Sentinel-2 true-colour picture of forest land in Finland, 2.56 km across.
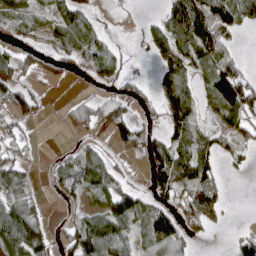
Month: April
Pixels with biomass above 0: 60%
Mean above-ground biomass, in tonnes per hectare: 61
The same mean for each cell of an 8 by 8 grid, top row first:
64 41 77 4 8 115 135 93
47 30 94 38 19 101 113 16
65 33 5 37 13 87 71 105
63 12 58 68 17 98 39 106
35 1 22 28 67 97 68 40
77 14 105 78 29 129 96 10
80 11 35 108 79 60 120 0
117 63 118 123 62 94 13 38
